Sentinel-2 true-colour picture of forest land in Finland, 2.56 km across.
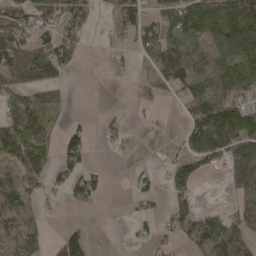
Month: April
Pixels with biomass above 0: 55%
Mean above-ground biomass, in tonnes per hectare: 55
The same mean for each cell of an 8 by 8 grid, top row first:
67 59 70 25 59 74 103 137
89 74 41 16 52 71 41 115
64 69 2 4 13 81 49 83
64 79 2 7 7 8 120 111
143 47 66 15 0 12 127 95
88 60 67 4 23 65 16 67
97 10 23 0 17 65 17 48
91 35 92 1 19 32 109 88
